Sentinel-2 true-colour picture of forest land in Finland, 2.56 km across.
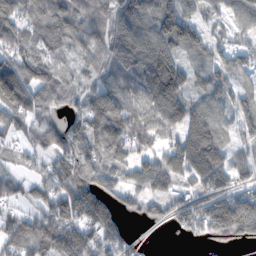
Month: November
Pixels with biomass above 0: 85%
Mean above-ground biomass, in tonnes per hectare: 103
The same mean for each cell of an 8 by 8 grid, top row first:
124 120 90 110 151 171 53 84
94 85 61 117 142 141 78 53
176 95 50 103 121 167 90 52
104 61 69 149 117 128 99 102
36 72 123 125 87 117 193 73
36 85 132 81 120 122 190 72
42 94 173 104 55 95 164 225
88 133 140 83 11 6 51 86
